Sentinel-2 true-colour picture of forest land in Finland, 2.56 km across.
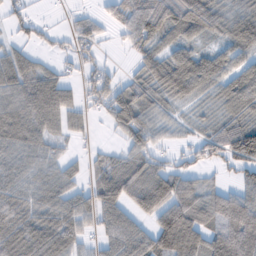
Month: February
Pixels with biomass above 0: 77%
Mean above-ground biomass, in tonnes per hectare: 62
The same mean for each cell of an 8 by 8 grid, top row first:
40 4 25 36 97 94 80 51
34 25 42 6 52 57 28 63
82 64 36 36 62 70 64 85
81 89 33 61 51 19 19 72
71 42 8 13 66 17 69 140
56 47 28 86 82 74 18 46
76 70 62 72 77 101 82 104
94 108 48 70 84 156 87 140
